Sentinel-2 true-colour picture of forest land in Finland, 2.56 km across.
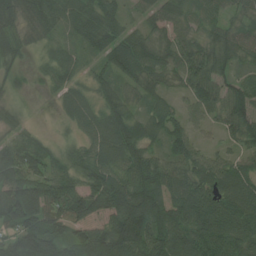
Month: July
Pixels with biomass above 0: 91%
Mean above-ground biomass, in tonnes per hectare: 75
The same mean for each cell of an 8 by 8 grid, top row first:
87 93 78 69 41 58 52 38
66 37 42 76 75 65 69 69
28 33 42 60 63 39 82 60
32 3 77 80 45 43 55 83
72 34 47 103 74 66 22 55
98 88 66 83 98 78 86 76
147 130 109 109 134 91 109 95
114 132 71 132 119 104 114 83
